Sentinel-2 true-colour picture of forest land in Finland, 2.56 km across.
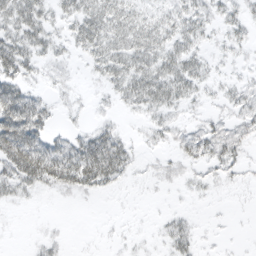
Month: March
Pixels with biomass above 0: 62%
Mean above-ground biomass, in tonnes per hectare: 21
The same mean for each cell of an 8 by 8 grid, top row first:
38 22 34 39 24 26 23 18
40 21 20 35 39 30 13 12
37 11 4 25 39 41 16 10
62 21 5 8 18 14 9 22
70 36 33 44 7 17 34 23
45 49 52 37 4 9 12 8
6 1 1 1 1 3 1 1
1 8 1 2 3 26 2 1
